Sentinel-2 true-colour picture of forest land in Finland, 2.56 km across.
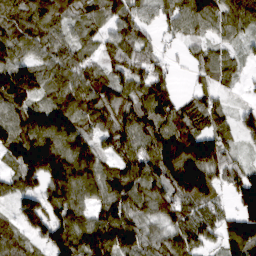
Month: March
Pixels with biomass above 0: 90%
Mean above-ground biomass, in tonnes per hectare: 101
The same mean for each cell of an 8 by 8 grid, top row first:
107 112 78 74 62 81 113 98
109 97 70 75 69 18 56 39
188 109 113 93 92 27 49 32
117 132 120 110 110 100 93 62
163 140 105 85 113 154 147 56
99 129 123 95 128 165 133 94
81 116 87 120 84 101 73 116
78 128 130 181 104 94 55 148
